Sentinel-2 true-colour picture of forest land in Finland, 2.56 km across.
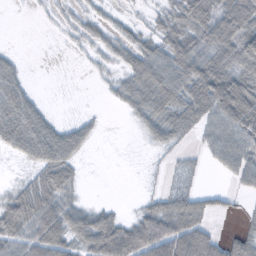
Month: October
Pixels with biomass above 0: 61%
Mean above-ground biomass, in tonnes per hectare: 39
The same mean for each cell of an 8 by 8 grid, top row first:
0 3 12 11 7 40 57 85
4 0 7 21 35 47 56 72
42 0 0 12 58 68 91 77
71 16 4 2 38 47 65 119
50 76 40 0 11 20 32 63
4 56 15 0 2 12 4 38
63 70 32 17 28 53 23 6
55 100 48 93 113 101 67 40
